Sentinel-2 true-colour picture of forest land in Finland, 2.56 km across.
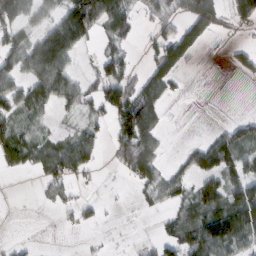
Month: February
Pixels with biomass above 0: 51%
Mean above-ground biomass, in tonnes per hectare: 39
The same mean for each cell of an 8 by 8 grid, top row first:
49 30 138 77 20 31 74 49
50 116 45 23 17 76 12 11
47 95 32 42 40 25 1 5
44 22 30 59 105 0 0 3
57 37 58 41 93 1 49 59
9 46 33 3 52 35 60 50
0 8 29 2 9 29 62 93
6 0 2 1 8 53 109 61
